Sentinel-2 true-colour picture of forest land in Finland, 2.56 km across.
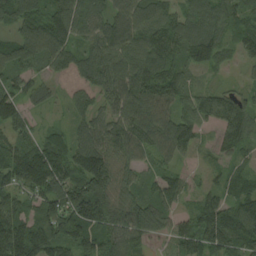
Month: August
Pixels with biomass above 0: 94%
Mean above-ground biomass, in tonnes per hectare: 101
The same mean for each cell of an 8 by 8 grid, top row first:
122 122 117 89 111 84 132 93
114 118 77 107 118 127 145 64
85 48 58 120 137 114 17 17
110 31 52 83 130 103 103 112
78 109 93 107 112 127 23 79
128 176 125 123 57 55 30 70
104 118 205 130 116 59 110 120
171 151 110 114 74 67 139 139
